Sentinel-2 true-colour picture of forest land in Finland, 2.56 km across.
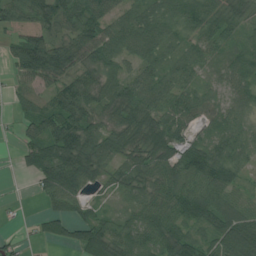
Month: July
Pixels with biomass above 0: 85%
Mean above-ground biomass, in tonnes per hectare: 55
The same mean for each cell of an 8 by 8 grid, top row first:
55 55 72 45 61 67 76 59
45 77 79 63 72 39 51 50
28 51 47 49 53 61 24 55
19 55 60 53 80 77 53 46
17 81 87 63 85 71 57 58
6 80 83 38 59 68 93 35
4 27 37 16 52 67 76 64
17 28 58 67 61 79 43 90
